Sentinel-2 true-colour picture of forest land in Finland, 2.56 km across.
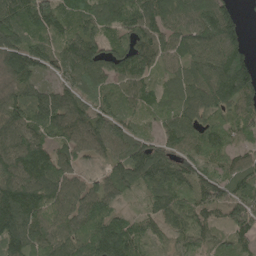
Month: May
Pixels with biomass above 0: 92%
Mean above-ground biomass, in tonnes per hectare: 107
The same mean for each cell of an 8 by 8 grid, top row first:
124 141 100 117 144 100 120 62
127 105 147 87 139 97 117 103
101 52 125 94 88 90 141 164
109 133 119 102 63 93 91 96
129 85 102 101 94 98 96 70
144 122 57 84 122 115 103 108
184 121 122 68 47 113 107 133
140 110 101 172 75 82 63 78
